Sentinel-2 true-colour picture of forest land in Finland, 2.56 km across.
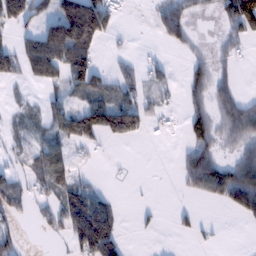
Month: February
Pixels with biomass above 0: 49%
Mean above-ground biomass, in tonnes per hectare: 52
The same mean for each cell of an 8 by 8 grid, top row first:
78 65 224 76 1 80 12 157
50 143 153 7 3 28 13 28
36 62 92 44 35 12 63 20
14 35 81 116 64 16 64 89
23 43 57 17 9 5 69 54
40 83 19 2 0 13 134 109
56 46 129 54 7 13 7 81
43 13 101 121 2 6 10 0
